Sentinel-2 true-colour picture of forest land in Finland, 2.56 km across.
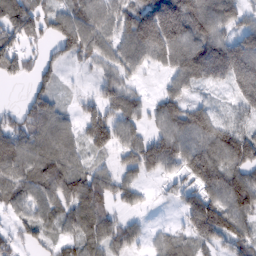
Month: February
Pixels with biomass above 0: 84%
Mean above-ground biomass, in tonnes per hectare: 81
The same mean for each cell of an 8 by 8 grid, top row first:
121 77 93 88 152 184 112 65
81 40 111 82 140 127 140 116
32 53 11 67 19 65 91 94
44 102 48 77 53 100 74 38
112 100 55 89 96 114 105 114
96 78 65 65 49 47 118 88
60 75 96 50 23 24 147 121
41 42 75 79 33 47 91 96
